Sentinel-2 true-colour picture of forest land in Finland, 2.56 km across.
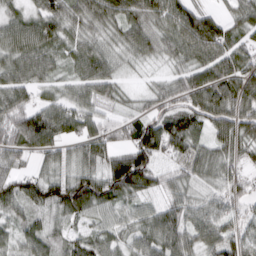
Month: March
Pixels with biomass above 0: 93%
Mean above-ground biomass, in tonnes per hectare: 69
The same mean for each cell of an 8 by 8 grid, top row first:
52 79 74 72 78 100 67 65
71 68 55 41 59 68 102 82
74 50 59 63 19 51 71 92
94 68 65 31 47 88 106 93
89 76 64 69 127 78 58 84
83 65 90 137 123 45 49 53
51 72 100 53 41 65 48 42
41 53 58 45 57 78 64 68
